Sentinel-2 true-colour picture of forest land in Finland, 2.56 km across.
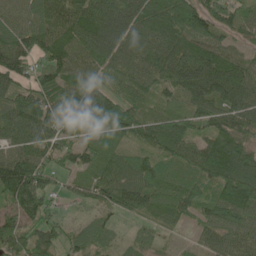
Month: June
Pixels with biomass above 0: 90%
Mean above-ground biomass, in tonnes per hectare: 87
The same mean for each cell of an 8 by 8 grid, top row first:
58 98 116 108 126 131 107 66
110 92 84 95 96 120 93 43
90 89 92 82 90 117 146 108
106 118 154 132 62 66 99 114
89 86 73 58 72 107 80 105
167 77 56 82 77 48 81 142
80 66 18 59 76 83 65 112
85 67 48 33 31 10 45 76
